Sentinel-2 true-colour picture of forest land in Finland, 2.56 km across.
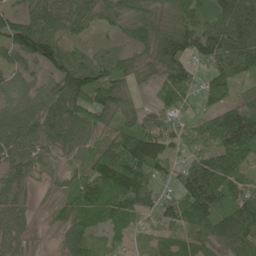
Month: June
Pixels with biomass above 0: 91%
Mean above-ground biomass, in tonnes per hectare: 80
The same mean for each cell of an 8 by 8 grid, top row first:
56 102 86 69 83 72 88 164
92 117 35 36 65 107 115 119
40 51 129 97 38 100 47 59
50 72 104 101 49 48 54 108
75 49 58 86 129 64 100 179
58 23 61 167 94 48 151 79
61 27 94 113 57 70 119 110
55 19 104 31 25 57 80 113
